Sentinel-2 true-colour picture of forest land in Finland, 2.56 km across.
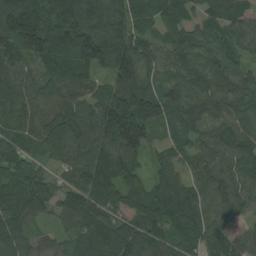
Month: August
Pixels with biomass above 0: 96%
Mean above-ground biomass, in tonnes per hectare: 100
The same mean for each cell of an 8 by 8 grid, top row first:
176 129 158 122 76 78 71 79
123 157 143 150 97 80 96 76
108 80 88 104 100 72 99 72
99 76 110 202 163 90 80 76
67 82 106 132 122 58 89 73
87 51 83 122 71 91 92 88
106 66 120 85 100 156 98 84
102 43 108 134 120 86 88 68
